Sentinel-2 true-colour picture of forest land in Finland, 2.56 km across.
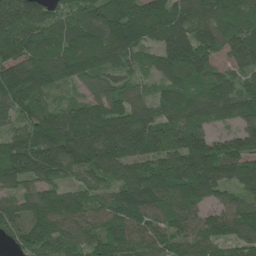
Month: June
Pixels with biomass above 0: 95%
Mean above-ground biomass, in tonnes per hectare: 136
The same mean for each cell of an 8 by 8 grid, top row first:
164 113 121 159 191 141 120 125
160 169 173 172 116 183 142 172
164 133 101 89 57 109 110 101
106 122 128 168 115 146 128 138
122 183 190 187 151 137 142 120
125 115 89 109 165 188 181 135
96 164 133 132 175 118 94 121
76 144 113 147 115 120 138 120
